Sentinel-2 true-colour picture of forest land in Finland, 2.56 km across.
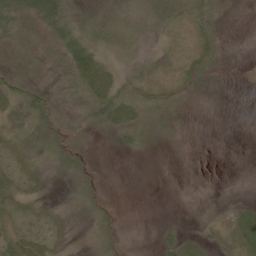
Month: June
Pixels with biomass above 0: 76%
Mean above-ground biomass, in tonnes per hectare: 21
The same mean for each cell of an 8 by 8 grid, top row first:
55 79 23 22 24 32 38 3
30 36 61 30 10 18 41 2
27 14 46 29 22 24 21 1
28 31 23 56 41 23 3 0
25 31 15 15 22 7 0 0
20 15 22 5 4 1 1 0
22 12 16 11 0 1 4 13
33 22 11 21 3 29 19 34
